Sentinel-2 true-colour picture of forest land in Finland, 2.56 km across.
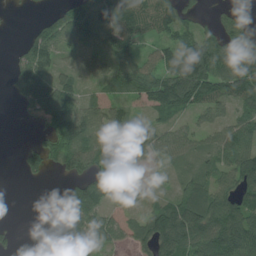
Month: July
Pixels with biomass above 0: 71%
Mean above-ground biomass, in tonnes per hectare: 70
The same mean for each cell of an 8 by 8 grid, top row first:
1 24 96 120 94 78 18 27
18 87 53 80 40 68 126 131
70 91 40 65 88 132 137 128
11 99 66 58 32 71 58 54
2 59 79 54 80 71 45 91
7 31 74 139 37 28 54 108
0 0 149 40 32 100 123 108
13 15 139 73 64 132 121 125
